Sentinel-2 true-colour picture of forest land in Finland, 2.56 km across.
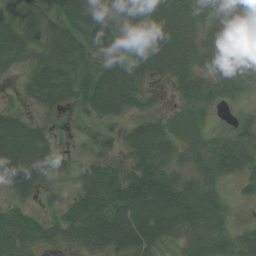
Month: July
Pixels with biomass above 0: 87%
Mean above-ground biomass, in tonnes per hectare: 51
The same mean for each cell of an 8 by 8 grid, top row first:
42 47 45 30 78 89 41 35
58 53 50 56 53 91 37 30
9 81 52 80 51 52 37 41
29 28 18 67 30 22 27 13
98 55 10 30 86 44 35 48
93 48 39 56 80 36 40 41
34 14 72 84 109 98 60 6
79 47 61 83 82 31 57 37
